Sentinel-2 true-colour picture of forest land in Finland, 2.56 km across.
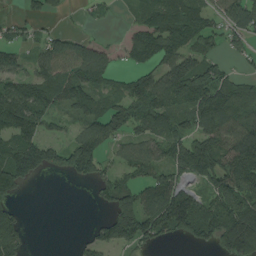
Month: August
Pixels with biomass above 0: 68%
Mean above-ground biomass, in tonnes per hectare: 92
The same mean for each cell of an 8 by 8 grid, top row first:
20 40 7 10 74 159 86 128
39 71 82 25 145 119 60 46
87 115 123 56 97 165 157 61
168 84 58 101 115 100 168 110
119 91 125 57 86 104 134 156
125 38 83 58 63 83 101 159
46 0 0 97 137 198 107 158
118 0 23 106 93 55 75 224
